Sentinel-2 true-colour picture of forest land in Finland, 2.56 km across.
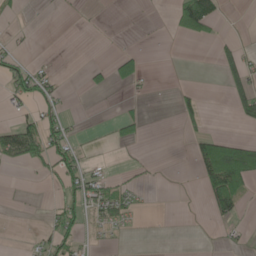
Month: May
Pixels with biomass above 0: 21%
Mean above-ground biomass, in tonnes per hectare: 17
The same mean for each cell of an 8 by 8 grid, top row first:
5 0 1 0 0 33 57 0
8 0 0 1 5 0 1 16
47 30 3 32 16 0 0 34
18 27 0 1 10 17 7 27
84 53 14 12 8 0 58 47
0 16 53 14 6 0 66 88
1 8 38 47 4 0 25 25
0 18 23 4 0 0 0 6
